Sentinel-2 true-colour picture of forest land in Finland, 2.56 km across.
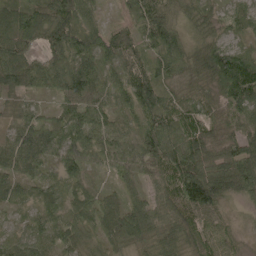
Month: June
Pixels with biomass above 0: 95%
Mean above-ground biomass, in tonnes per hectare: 65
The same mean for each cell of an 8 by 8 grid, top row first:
84 114 66 8 80 66 51 46
91 70 88 73 54 80 71 57
75 50 92 51 76 42 68 128
41 17 64 51 88 69 59 64
83 88 81 65 76 77 106 88
63 42 45 30 54 93 99 79
29 47 53 49 61 91 99 20
45 49 58 48 62 65 60 23
